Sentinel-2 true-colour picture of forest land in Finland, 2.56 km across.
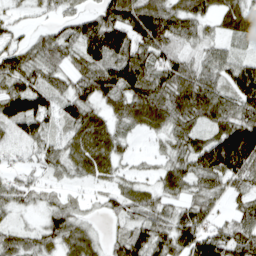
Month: April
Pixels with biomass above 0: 87%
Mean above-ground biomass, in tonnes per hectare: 63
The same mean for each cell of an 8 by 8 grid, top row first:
20 20 49 92 110 83 45 67
56 69 71 124 86 67 46 19
77 55 64 104 104 86 67 85
101 67 71 43 78 81 86 78
29 45 64 62 6 47 78 149
26 25 35 37 20 65 90 74
39 40 28 35 62 48 56 41
58 59 72 35 81 89 93 75
